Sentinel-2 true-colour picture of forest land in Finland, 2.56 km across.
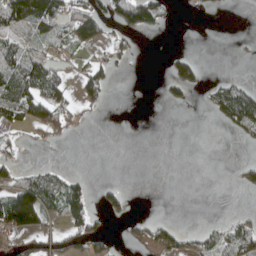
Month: April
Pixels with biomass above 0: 32%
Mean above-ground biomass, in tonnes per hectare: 34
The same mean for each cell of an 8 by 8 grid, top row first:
117 124 84 55 96 4 2 0
57 39 31 26 1 4 0 2
90 88 38 22 0 72 15 21
61 77 18 0 0 1 15 110
17 10 0 0 0 0 0 6
36 53 17 0 0 0 0 22
171 67 60 36 0 0 0 2
27 46 61 22 50 50 42 85
